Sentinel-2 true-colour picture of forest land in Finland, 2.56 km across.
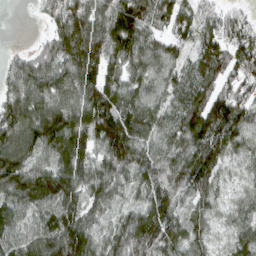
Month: March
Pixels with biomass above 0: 92%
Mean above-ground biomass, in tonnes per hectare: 89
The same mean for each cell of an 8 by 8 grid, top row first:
0 39 95 99 89 88 43 40
6 65 133 106 92 51 96 91
63 102 124 70 75 72 85 71
122 126 117 116 93 78 124 86
146 139 115 126 83 80 123 69
136 106 100 95 82 112 104 34
103 96 108 60 87 76 64 62
86 122 133 79 116 82 58 76
